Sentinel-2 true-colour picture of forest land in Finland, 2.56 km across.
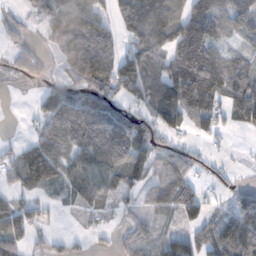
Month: November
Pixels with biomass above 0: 70%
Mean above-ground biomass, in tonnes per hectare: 70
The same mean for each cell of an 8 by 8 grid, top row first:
23 74 105 42 64 85 161 123
28 29 81 46 78 109 153 42
9 25 55 87 104 128 148 106
0 78 137 104 68 99 98 95
20 74 97 140 86 46 25 3
43 73 84 96 82 104 45 13
61 21 36 33 35 74 51 95
67 22 13 16 52 73 90 124
